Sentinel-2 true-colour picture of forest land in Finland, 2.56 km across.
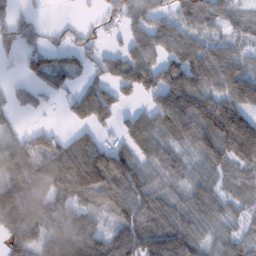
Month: February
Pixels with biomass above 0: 78%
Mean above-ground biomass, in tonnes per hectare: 86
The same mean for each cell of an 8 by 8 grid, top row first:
43 5 5 36 88 70 88 33
63 50 55 26 124 125 79 43
18 73 35 92 116 141 106 131
32 10 96 80 49 135 155 130
61 66 104 48 102 45 124 209
104 111 160 174 78 54 57 63
157 92 83 89 107 67 78 41
88 117 162 105 142 152 48 62
